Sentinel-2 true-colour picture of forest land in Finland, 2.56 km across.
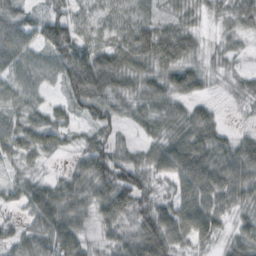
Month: October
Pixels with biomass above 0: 88%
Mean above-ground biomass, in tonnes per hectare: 48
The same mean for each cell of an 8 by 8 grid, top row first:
49 57 28 39 43 32 19 42
64 64 60 52 85 72 14 17
47 34 94 64 53 58 24 22
38 39 33 38 40 42 32 6
52 45 24 46 29 69 69 38
23 17 51 81 53 62 79 64
23 85 53 55 48 62 69 37
34 74 54 30 82 61 41 44
